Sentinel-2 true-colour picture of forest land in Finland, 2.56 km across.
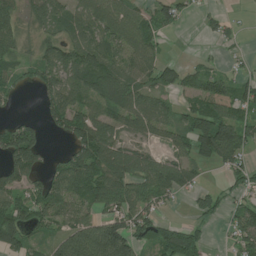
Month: July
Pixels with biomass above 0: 69%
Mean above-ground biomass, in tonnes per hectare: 65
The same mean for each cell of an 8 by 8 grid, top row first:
52 72 70 82 55 51 21 6
47 57 81 68 70 0 3 15
34 65 77 86 58 51 61 33
11 62 85 72 77 40 107 68
145 26 101 99 42 56 117 103
67 40 102 112 101 111 12 42
78 72 63 52 70 10 47 47
96 42 128 166 70 107 21 55
